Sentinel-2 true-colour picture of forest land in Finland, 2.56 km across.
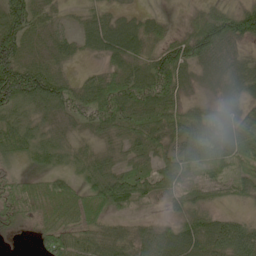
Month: May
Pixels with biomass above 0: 89%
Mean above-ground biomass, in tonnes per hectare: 58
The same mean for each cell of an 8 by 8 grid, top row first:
96 41 23 34 30 7 41 76
97 54 34 74 53 69 88 32
144 99 27 57 69 62 31 51
73 65 48 61 60 68 57 54
71 66 28 36 67 66 90 83
35 42 45 76 61 71 45 37
55 51 60 56 27 32 45 24
5 71 66 81 60 75 77 103
